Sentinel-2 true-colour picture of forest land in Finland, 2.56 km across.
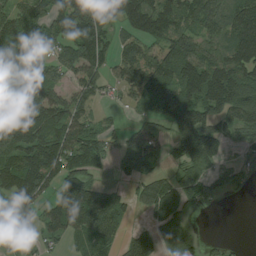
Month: August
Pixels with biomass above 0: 76%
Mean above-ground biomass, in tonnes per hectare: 100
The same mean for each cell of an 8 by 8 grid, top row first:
106 108 168 102 141 113 122 115
125 75 142 63 75 137 80 127
146 104 91 56 127 180 208 169
171 159 79 19 45 135 107 121
156 149 133 56 132 78 123 52
161 124 86 25 68 64 67 40
97 62 157 111 58 124 22 0
90 47 79 65 106 102 19 3
